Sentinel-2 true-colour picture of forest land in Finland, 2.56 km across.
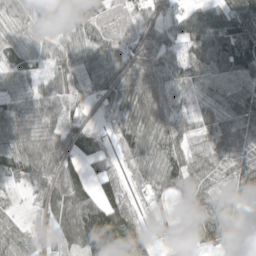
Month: May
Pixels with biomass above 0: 87%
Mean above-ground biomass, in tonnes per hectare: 72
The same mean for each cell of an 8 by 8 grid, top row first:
59 92 70 59 49 51 89 115
59 44 79 70 75 48 100 112
62 57 72 86 113 60 50 67
87 72 38 59 134 65 52 80
97 102 91 26 123 75 51 75
46 114 56 51 58 81 52 68
17 56 124 110 25 27 69 44
63 25 114 185 76 29 52 110
